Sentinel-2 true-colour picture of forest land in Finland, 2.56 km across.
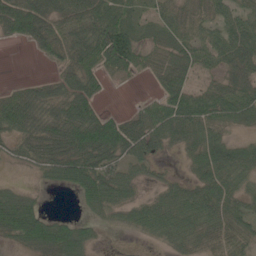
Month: May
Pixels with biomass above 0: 74%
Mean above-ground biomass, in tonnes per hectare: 49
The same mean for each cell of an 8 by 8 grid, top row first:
110 70 70 46 27 44 36 40
4 52 79 123 42 45 46 65
10 30 71 15 9 75 24 56
102 59 92 19 44 69 56 50
33 64 95 92 70 28 59 33
4 31 89 55 25 13 57 45
82 8 17 47 42 58 56 39
38 79 61 1 10 38 33 35
